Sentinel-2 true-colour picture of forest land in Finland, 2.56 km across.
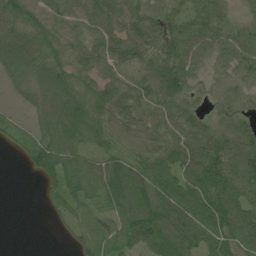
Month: June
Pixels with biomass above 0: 87%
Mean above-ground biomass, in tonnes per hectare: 63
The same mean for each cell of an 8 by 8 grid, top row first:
84 69 67 76 69 48 62 31
83 78 66 82 82 76 61 62
45 85 64 64 70 96 31 51
15 71 82 83 57 74 37 47
28 73 59 51 52 67 89 83
0 53 75 78 88 74 103 85
0 14 34 51 106 95 94 82
0 0 38 45 90 98 68 83
